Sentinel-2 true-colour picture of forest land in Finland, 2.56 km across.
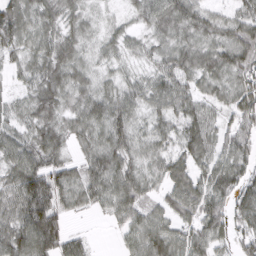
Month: March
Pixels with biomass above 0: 91%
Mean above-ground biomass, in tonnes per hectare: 63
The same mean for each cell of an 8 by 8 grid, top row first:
84 59 45 23 53 82 55 56
46 58 45 38 39 64 63 91
23 66 46 34 42 77 59 70
48 67 56 80 46 71 55 92
68 78 41 79 46 55 78 79
75 100 54 94 60 54 70 71
76 116 38 53 60 59 87 75
93 117 38 7 85 74 83 57
